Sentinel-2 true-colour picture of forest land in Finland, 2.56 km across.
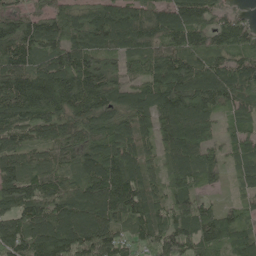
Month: May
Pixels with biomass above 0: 94%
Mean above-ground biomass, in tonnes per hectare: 120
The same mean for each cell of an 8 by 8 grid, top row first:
97 102 111 145 112 137 99 50
138 113 144 108 108 120 108 91
165 153 166 115 105 184 156 139
143 123 129 122 122 162 111 81
96 77 97 134 88 140 95 84
130 110 104 172 117 102 71 55
115 136 153 159 128 130 67 53
154 170 165 138 94 143 129 107
